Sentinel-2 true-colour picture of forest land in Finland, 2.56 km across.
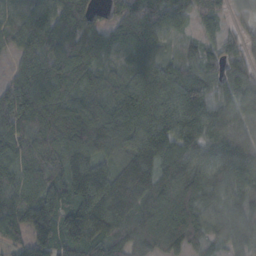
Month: October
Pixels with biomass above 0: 94%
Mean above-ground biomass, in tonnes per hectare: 112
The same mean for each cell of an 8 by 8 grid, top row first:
42 88 98 58 125 79 61 33
59 114 116 77 122 38 53 55
70 132 110 95 107 99 81 91
129 121 140 133 136 147 121 126
96 129 164 130 143 136 136 171
82 110 140 113 146 116 106 116
99 124 166 184 138 171 108 118
61 139 166 110 159 149 83 121
